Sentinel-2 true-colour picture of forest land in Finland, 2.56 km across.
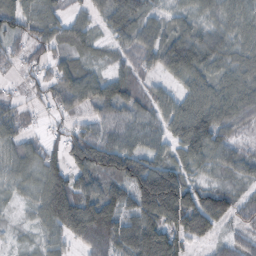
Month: October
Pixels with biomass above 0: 89%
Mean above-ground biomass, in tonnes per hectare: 74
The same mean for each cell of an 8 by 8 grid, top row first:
77 64 31 53 62 51 55 65
35 60 42 29 83 131 108 60
14 53 105 88 41 60 75 75
44 20 59 79 74 97 124 100
64 44 90 99 75 73 116 45
57 84 73 91 155 107 38 57
13 98 135 103 123 189 130 84
12 41 70 104 114 103 57 10
